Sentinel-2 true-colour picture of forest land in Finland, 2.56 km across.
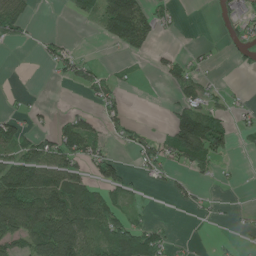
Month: June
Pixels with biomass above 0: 42%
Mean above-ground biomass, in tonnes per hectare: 42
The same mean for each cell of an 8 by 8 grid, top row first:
58 0 19 140 92 19 2 33
7 21 9 17 41 10 7 19
0 5 40 26 2 41 18 1
16 7 25 37 0 48 68 19
69 61 74 18 39 77 114 6
109 90 56 55 19 21 20 5
141 141 100 59 10 9 10 8
72 151 121 76 73 13 4 8
